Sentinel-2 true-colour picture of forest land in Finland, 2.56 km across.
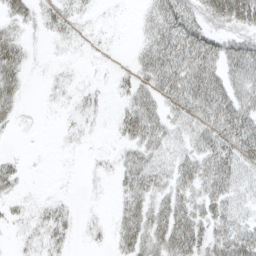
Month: April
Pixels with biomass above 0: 67%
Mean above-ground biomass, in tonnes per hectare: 25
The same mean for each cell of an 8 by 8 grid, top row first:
28 23 12 2 15 54 44 67
36 3 5 2 25 53 45 42
33 5 4 6 26 49 51 38
18 2 12 6 43 27 40 47
1 0 4 5 41 23 37 44
22 1 2 11 45 34 42 34
11 16 5 9 34 41 36 24
6 21 4 16 41 52 36 43
